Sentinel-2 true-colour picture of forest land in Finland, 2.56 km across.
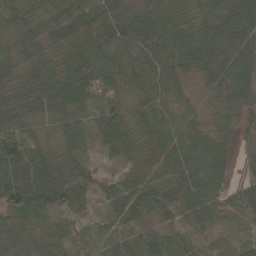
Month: May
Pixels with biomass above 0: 95%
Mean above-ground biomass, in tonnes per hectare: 57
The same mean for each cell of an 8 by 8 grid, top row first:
53 46 72 62 51 49 64 89
51 56 65 77 82 66 66 77
48 66 75 42 60 50 28 74
60 67 57 63 55 44 28 52
76 33 44 57 43 65 54 30
119 93 73 28 52 54 77 25
76 58 28 37 58 70 61 56
24 25 44 46 62 75 58 39
